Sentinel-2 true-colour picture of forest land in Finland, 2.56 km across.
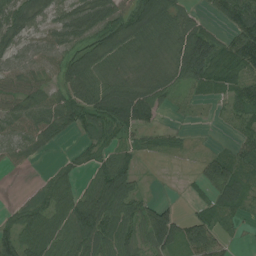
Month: July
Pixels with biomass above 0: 78%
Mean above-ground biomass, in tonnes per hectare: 52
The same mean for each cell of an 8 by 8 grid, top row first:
53 39 63 82 86 55 23 92
41 48 69 76 38 52 94 86
44 39 89 39 47 56 68 57
56 72 77 92 90 23 6 50
55 35 16 43 26 16 5 35
2 26 30 114 9 0 62 50
28 68 90 95 47 19 37 32
83 68 78 71 53 79 71 5
